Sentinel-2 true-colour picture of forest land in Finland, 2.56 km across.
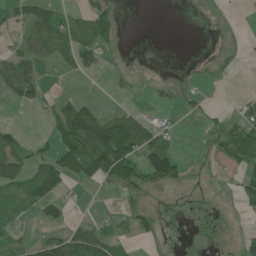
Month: June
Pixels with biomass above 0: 37%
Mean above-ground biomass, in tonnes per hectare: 30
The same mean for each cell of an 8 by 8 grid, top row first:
23 47 30 24 0 0 0 2
31 46 70 16 0 0 0 5
91 7 8 9 2 6 10 2
3 14 79 18 18 16 11 31
49 27 95 177 77 16 14 70
66 90 43 73 70 65 10 34
25 45 5 1 18 0 1 28
19 43 79 39 16 0 1 25
